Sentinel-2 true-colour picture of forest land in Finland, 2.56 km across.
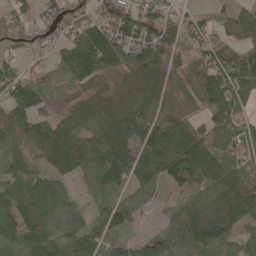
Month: May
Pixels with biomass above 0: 84%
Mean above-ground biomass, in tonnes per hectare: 77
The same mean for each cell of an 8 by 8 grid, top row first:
51 52 54 87 91 46 22 61
48 47 130 127 119 91 59 63
74 29 79 64 89 73 107 77
88 44 69 85 84 71 63 58
70 124 98 146 100 120 93 69
63 67 66 95 77 94 98 72
83 68 32 72 21 33 102 133
61 87 85 57 64 78 123 54
